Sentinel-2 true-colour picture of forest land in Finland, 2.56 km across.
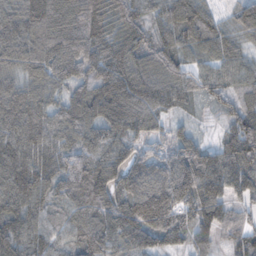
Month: November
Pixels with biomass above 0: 96%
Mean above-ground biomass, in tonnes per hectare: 105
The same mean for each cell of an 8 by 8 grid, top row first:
122 155 113 112 81 122 68 79
123 146 109 91 99 103 76 60
89 100 80 136 134 108 76 79
127 101 107 119 121 48 27 82
126 114 91 104 69 85 50 122
134 111 144 113 125 165 158 101
91 84 123 108 200 146 128 50
99 86 103 129 130 91 63 60
